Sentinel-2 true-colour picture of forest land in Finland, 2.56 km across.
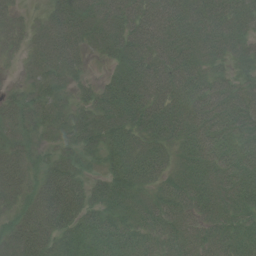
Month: July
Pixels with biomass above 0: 92%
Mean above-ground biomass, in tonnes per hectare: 58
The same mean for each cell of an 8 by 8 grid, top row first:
33 50 92 75 81 80 74 56
30 88 62 68 84 83 69 42
13 68 29 49 87 78 66 43
56 54 47 85 91 73 83 85
43 27 49 57 52 54 71 62
62 53 44 52 51 38 50 67
39 86 67 50 42 47 42 54
65 67 69 64 35 33 32 42
